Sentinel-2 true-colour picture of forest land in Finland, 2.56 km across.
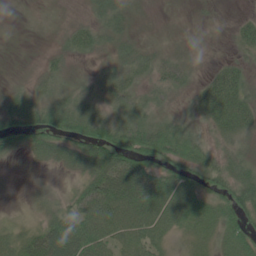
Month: June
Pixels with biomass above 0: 73%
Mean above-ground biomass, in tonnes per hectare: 35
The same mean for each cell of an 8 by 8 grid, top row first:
3 4 7 37 6 1 4 11
1 6 27 22 18 13 4 23
6 21 16 36 21 34 26 40
48 44 47 33 30 19 46 52
32 55 70 75 59 52 27 29
6 6 30 101 90 53 40 45
6 24 45 83 78 68 44 46
38 79 78 56 56 17 22 36
